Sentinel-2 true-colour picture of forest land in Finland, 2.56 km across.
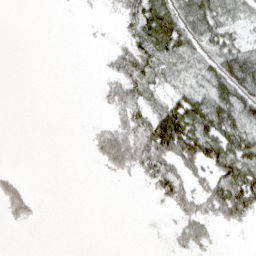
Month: April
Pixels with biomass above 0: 43%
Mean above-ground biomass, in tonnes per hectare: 35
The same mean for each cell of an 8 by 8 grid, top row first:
0 0 2 7 90 79 89 37
0 0 0 20 76 75 42 59
0 0 0 37 66 28 59 121
0 0 0 27 45 89 105 84
0 0 0 86 86 122 93 82
12 0 0 11 30 70 52 79
31 0 0 0 0 39 49 86
0 0 0 0 0 24 37 0
